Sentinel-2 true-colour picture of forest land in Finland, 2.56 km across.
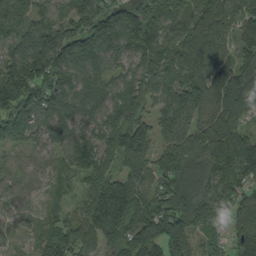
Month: September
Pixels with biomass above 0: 92%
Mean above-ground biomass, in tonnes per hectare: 117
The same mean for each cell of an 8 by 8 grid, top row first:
98 67 125 148 173 114 189 88
113 201 164 117 133 105 127 77
188 150 102 77 108 116 142 130
154 113 97 100 81 135 90 119
62 67 115 108 138 112 115 146
50 53 79 108 102 214 110 110
52 29 77 210 151 238 140 97
23 88 125 127 201 172 71 74
